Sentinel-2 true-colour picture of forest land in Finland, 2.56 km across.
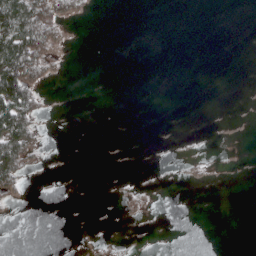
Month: April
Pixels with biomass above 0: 14%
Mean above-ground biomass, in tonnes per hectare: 13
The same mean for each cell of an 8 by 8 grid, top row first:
118 74 14 0 0 0 0 0
129 56 0 0 0 0 0 0
131 25 0 0 0 0 0 0
112 8 0 0 0 0 0 0
96 5 0 0 0 0 0 0
61 2 0 1 1 1 4 0
5 0 0 0 6 0 0 0
0 0 1 3 2 0 0 0
